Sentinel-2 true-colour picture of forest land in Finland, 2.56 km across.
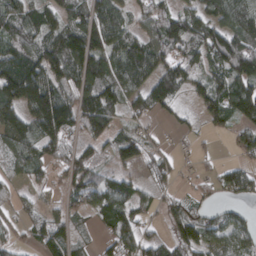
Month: March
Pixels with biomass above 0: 78%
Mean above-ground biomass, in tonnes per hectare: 79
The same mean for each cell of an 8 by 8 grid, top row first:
94 79 91 100 60 94 101 116
100 120 154 115 104 103 122 127
156 127 96 111 92 108 88 108
98 190 120 99 68 45 78 103
96 95 62 61 42 19 10 58
41 39 82 57 39 36 22 65
30 30 49 109 57 51 41 31
32 75 35 65 75 43 65 77
